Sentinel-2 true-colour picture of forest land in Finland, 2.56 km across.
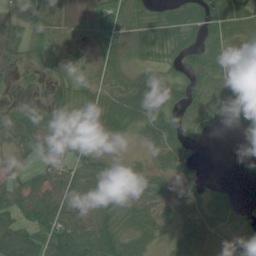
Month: July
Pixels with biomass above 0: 75%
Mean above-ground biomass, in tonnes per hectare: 36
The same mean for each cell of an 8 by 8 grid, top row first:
20 20 8 48 38 53 65 43
23 28 13 52 36 32 40 26
7 22 18 25 46 38 38 16
21 40 30 50 72 37 35 51
29 46 41 7 23 55 7 14
30 51 34 40 36 34 11 1
53 64 22 45 39 33 52 25
82 66 67 52 39 22 44 25
